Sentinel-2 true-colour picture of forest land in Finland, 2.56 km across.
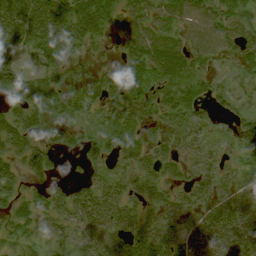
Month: August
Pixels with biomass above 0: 77%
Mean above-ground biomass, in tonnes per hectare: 38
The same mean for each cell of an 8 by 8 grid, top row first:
76 71 61 42 42 46 50 43
57 65 30 10 57 41 51 30
65 44 25 29 46 37 23 19
45 46 30 26 22 35 23 23
56 37 42 37 32 18 18 29
41 32 20 26 32 16 26 19
32 34 49 45 27 37 40 34
19 24 31 43 51 45 61 48
